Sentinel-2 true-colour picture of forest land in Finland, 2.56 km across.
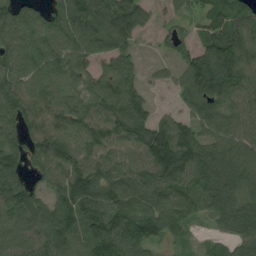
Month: August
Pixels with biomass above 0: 88%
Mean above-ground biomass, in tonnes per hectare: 103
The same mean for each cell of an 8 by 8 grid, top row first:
96 81 169 145 83 43 65 83
92 96 108 107 14 72 129 149
105 97 85 111 46 60 210 127
121 114 106 126 83 52 96 95
81 137 125 124 152 184 94 114
87 93 123 113 114 133 106 118
104 86 118 126 125 108 77 104
80 113 67 147 112 40 22 89
